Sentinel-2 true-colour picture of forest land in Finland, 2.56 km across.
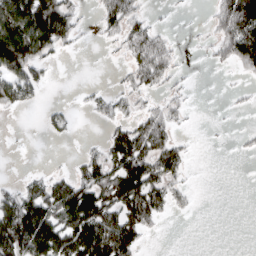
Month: March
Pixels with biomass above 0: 48%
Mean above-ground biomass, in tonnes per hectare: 49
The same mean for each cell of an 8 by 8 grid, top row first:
152 144 23 66 29 4 12 147
151 71 9 11 73 18 13 97
85 18 1 5 51 20 1 7
21 15 5 35 33 28 0 6
1 3 5 64 93 50 1 5
5 34 51 91 128 43 0 0
107 103 141 88 122 22 0 0
148 146 133 156 32 0 0 0
